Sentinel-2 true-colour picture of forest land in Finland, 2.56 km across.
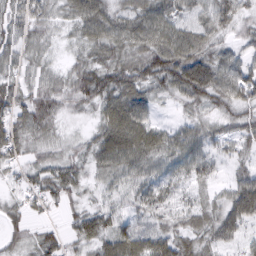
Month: March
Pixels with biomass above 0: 92%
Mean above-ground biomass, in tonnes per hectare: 54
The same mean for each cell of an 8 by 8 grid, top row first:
56 50 72 61 68 53 49 45
53 33 40 67 68 91 54 33
47 47 68 78 72 85 86 66
66 69 37 78 60 17 41 48
71 42 29 100 91 60 43 36
29 61 38 54 54 43 39 38
33 32 36 44 51 49 41 75
34 41 55 83 65 60 46 33
